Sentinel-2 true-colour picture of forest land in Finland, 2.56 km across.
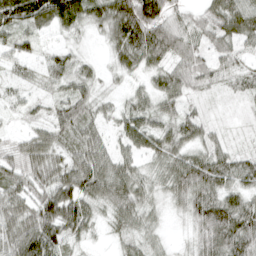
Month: April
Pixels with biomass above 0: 93%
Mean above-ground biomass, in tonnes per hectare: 55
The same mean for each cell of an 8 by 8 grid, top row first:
108 105 84 87 107 45 51 74
54 24 25 49 101 76 50 49
28 43 53 20 34 61 38 32
24 39 65 31 57 53 18 11
31 61 59 40 59 60 45 13
55 61 88 79 38 64 80 58
59 87 82 52 47 26 84 70
78 86 39 19 39 13 62 78
